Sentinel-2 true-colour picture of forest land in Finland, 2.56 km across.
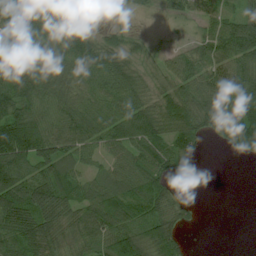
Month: July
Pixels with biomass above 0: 81%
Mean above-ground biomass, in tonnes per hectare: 69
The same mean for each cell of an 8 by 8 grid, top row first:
85 74 19 10 9 32 52 68
85 94 97 55 21 22 67 99
112 95 71 82 41 62 78 100
115 74 83 78 75 81 99 145
142 93 75 65 88 77 27 99
110 90 54 67 81 39 1 0
126 99 75 92 84 48 0 0
99 87 60 98 90 63 0 0
